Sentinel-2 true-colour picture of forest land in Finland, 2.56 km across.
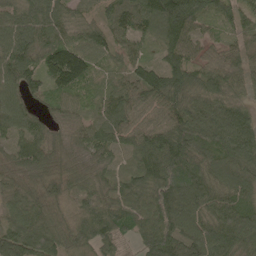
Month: May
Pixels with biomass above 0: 96%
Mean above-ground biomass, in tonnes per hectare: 87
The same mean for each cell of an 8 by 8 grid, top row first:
80 93 55 82 110 169 87 62
114 101 103 62 47 91 45 62
92 74 106 46 89 107 90 73
92 43 46 84 66 102 101 77
61 73 55 75 78 129 92 119
77 85 74 52 90 132 87 86
86 92 83 98 96 138 92 82
97 92 99 74 79 128 116 102
